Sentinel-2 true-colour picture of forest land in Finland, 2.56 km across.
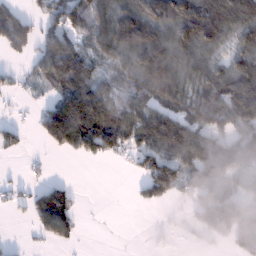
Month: January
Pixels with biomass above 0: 64%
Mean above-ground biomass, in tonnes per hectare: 83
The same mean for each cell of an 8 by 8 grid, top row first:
62 61 91 121 147 159 151 130
53 81 69 105 189 124 98 83
21 72 137 64 133 131 101 145
6 73 184 136 123 110 128 140
38 51 115 96 111 203 147 106
3 11 0 0 74 109 137 63
21 107 22 0 21 10 100 114
4 44 18 0 1 6 20 126
